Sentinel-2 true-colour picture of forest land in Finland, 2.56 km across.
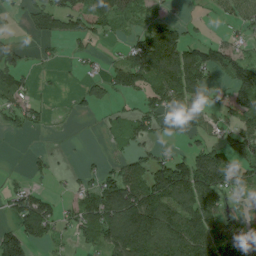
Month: July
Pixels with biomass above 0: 58%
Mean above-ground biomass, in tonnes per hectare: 62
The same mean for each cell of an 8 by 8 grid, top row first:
10 89 91 76 37 15 11 54
43 11 20 12 113 122 74 38
52 3 18 53 74 111 48 98
64 19 14 19 52 55 36 77
1 2 1 16 44 15 58 90
7 20 17 54 89 145 155 103
66 61 63 122 138 120 123 39
99 54 38 103 149 140 127 127
